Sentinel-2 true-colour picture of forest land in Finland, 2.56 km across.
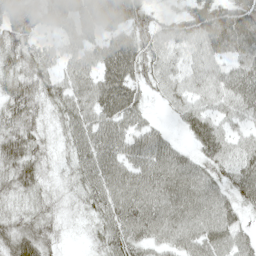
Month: May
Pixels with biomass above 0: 90%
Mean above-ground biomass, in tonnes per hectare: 53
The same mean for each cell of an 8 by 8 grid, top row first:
62 59 66 69 49 41 84 92
52 30 53 39 47 36 56 75
52 45 58 55 42 48 43 59
54 32 64 55 35 32 50 46
61 27 61 67 60 28 72 42
56 24 51 69 68 78 59 70
31 34 25 62 68 72 66 46
63 43 8 59 51 55 65 46
